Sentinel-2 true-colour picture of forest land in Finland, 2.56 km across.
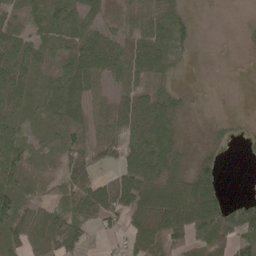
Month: May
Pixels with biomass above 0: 71%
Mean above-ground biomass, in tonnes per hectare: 49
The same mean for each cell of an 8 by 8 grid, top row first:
26 54 68 23 40 31 0 1
52 40 68 71 78 49 0 2
54 32 81 40 37 17 0 0
43 45 53 64 97 57 6 1
53 15 47 53 86 76 17 9
60 6 103 46 132 94 61 0
71 28 72 79 68 108 99 64
61 69 52 15 74 59 86 60
